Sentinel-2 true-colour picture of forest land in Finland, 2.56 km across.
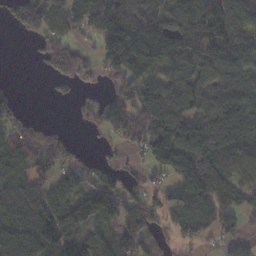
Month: November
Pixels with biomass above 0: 73%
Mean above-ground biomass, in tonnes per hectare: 96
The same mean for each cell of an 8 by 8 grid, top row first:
74 102 96 135 183 126 164 174
0 76 46 151 171 134 137 114
6 26 63 73 124 111 97 130
55 0 38 118 153 140 93 107
106 97 10 36 111 178 145 104
92 83 87 87 47 104 147 94
78 114 70 90 131 87 108 101
104 119 77 76 103 56 40 65
